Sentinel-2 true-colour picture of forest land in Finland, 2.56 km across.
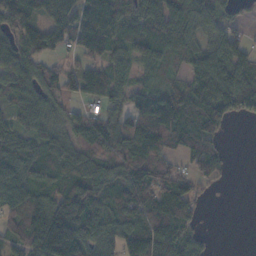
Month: November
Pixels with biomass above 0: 81%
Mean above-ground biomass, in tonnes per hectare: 76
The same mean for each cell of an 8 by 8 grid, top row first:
93 68 102 120 90 101 72 32
81 73 67 69 63 74 67 54
91 78 76 82 24 32 121 122
69 64 40 47 99 123 110 65
82 71 76 86 110 62 79 0
95 72 102 98 106 69 72 0
78 99 138 85 107 124 5 0
56 159 124 82 106 80 5 0
